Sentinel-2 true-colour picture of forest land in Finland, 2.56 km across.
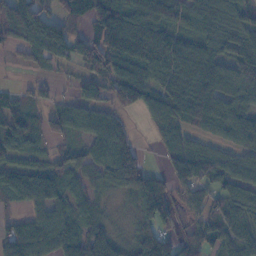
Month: November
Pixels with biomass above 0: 82%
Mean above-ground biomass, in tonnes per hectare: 79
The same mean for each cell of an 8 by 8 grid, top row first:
169 81 60 134 118 75 80 62
53 114 90 141 113 112 70 64
14 29 44 97 95 96 119 117
81 52 68 61 62 92 119 77
96 31 40 99 12 47 30 63
85 89 48 72 124 90 56 60
28 87 53 15 121 71 69 73
140 91 99 75 118 70 63 84
